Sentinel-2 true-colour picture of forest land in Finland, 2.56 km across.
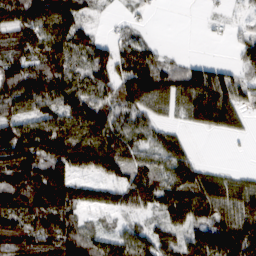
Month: February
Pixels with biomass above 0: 79%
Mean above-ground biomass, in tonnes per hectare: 87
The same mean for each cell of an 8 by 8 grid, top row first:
82 124 85 15 17 0 15 25
78 108 85 74 83 4 1 56
116 124 76 102 146 100 158 61
72 92 111 83 73 43 129 59
162 136 134 125 73 71 0 5
106 131 71 91 104 122 68 38
104 132 78 64 74 137 117 108
107 92 109 73 93 83 152 183
